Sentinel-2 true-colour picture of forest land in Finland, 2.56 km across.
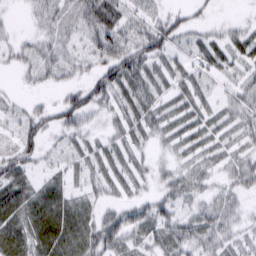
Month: February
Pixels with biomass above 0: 76%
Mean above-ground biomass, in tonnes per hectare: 28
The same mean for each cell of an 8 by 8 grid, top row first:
3 31 45 49 23 18 7 4
19 31 23 67 51 24 28 29
7 20 19 54 44 22 16 24
16 24 46 19 32 23 19 35
27 15 17 22 16 21 21 21
39 15 17 25 15 31 25 40
39 46 34 25 32 34 29 17
44 50 44 50 28 40 36 17
